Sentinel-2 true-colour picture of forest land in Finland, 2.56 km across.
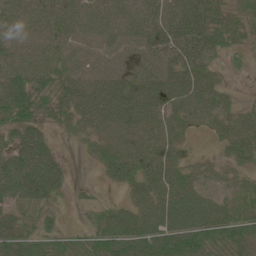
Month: June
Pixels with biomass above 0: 89%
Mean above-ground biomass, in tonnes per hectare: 50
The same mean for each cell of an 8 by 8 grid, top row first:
51 52 58 56 55 70 49 21
47 49 45 52 48 52 41 20
63 44 52 60 56 64 42 5
70 35 49 68 65 51 41 25
49 38 11 53 54 37 5 45
88 74 1 36 61 59 32 26
43 35 13 36 58 87 71 47
58 49 41 95 84 94 76 68
